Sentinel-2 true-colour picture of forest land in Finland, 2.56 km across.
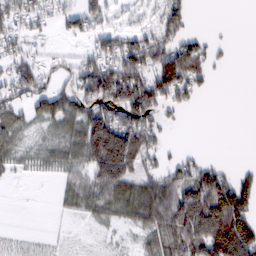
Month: February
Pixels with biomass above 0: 60%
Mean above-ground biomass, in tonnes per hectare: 55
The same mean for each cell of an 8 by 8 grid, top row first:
67 32 67 26 18 71 0 0
36 12 18 75 94 92 42 0
72 35 88 154 93 140 26 0
52 82 71 89 102 24 0 0
44 28 77 165 81 5 0 0
10 10 19 114 60 63 100 47
0 1 31 56 83 114 159 138
8 5 2 7 28 91 134 161
